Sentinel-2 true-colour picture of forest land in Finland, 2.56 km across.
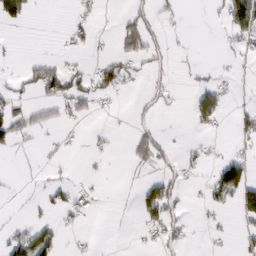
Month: February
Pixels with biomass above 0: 24%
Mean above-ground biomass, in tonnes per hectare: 21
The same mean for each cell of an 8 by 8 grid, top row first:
46 0 19 3 34 11 5 60
5 1 15 13 51 6 0 22
15 66 43 53 16 11 15 7
36 19 26 12 11 4 68 16
23 5 4 5 40 9 9 12
3 7 4 1 13 24 15 72
2 24 25 2 57 31 19 47
42 47 7 1 14 26 7 14
